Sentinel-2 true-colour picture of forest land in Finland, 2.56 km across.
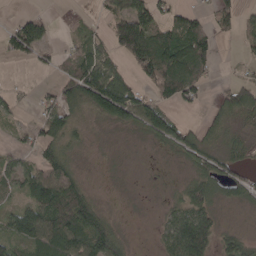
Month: April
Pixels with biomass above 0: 65%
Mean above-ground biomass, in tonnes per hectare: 51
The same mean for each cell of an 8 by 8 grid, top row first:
2 0 4 56 110 49 28 45
62 17 53 59 153 119 66 16
3 7 109 95 50 104 30 25
24 64 48 119 94 28 22 75
19 64 25 9 16 68 45 30
53 83 32 6 3 8 78 52
46 93 89 10 3 40 66 25
64 93 92 100 1 96 85 43
